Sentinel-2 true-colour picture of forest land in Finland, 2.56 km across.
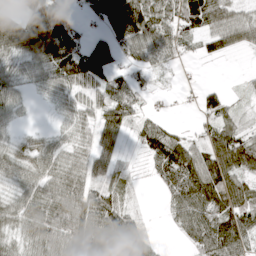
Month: April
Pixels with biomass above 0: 78%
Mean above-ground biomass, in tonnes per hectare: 52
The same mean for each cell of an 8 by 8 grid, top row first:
55 109 16 100 92 57 64 37
75 115 70 68 57 34 30 33
43 48 84 52 23 5 2 4
35 7 41 73 26 4 37 17
28 32 34 50 51 80 46 71
48 52 57 39 6 82 63 60
54 76 81 69 7 48 81 74
44 77 82 104 54 9 86 80
